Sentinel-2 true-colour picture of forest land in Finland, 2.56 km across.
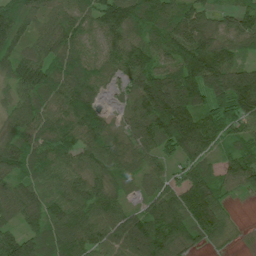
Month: July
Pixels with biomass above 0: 94%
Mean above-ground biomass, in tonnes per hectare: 94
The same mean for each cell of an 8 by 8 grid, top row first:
93 66 74 126 133 101 72 81
85 88 68 84 102 121 120 74
93 110 95 32 136 142 165 141
71 73 93 28 128 230 102 107
110 79 81 89 99 150 104 71
70 64 70 74 66 41 83 97
95 94 88 82 60 116 131 6
131 107 113 103 156 106 66 11
